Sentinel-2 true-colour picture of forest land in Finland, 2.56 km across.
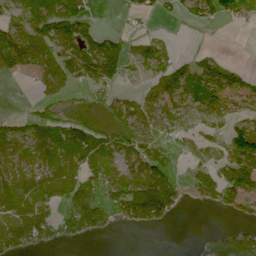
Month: June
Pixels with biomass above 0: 60%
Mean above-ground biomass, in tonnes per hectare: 56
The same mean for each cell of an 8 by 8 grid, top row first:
48 141 76 0 22 18 58 29
124 65 87 74 39 13 11 0
14 63 61 70 23 90 107 41
8 39 16 39 48 50 63 34
43 72 122 85 71 38 23 78
56 67 97 31 87 35 52 97
101 69 132 75 143 45 15 36
87 52 37 4 0 0 50 93
